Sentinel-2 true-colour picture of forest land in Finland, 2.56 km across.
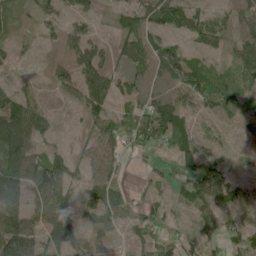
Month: June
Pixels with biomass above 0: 77%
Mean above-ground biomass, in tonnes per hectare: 46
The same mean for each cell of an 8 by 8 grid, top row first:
25 30 31 16 45 68 40 42
14 8 46 17 48 43 41 45
16 15 55 46 32 53 58 54
86 30 24 41 68 74 28 36
102 25 14 50 65 74 27 10
105 95 28 25 15 35 81 20
99 87 48 60 38 21 61 50
118 50 65 31 44 45 37 51
